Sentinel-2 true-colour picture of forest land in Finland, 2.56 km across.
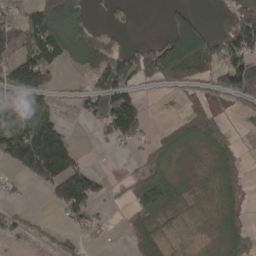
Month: April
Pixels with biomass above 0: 56%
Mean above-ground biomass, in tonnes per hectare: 66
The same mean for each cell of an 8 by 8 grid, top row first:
35 165 57 14 0 55 4 84
88 136 67 57 69 132 77 103
128 58 13 124 63 86 56 122
138 55 32 137 59 9 82 19
216 173 19 36 47 63 70 24
31 148 155 11 104 28 21 65
22 15 112 14 96 37 19 75
34 30 24 7 112 14 13 88
